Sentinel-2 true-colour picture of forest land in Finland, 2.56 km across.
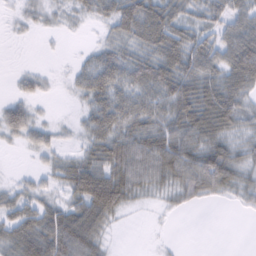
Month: February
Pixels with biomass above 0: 74%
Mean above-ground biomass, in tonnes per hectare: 46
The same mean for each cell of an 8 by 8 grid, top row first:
12 19 21 49 80 53 40 50
0 2 4 38 52 76 54 92
14 12 30 63 63 80 69 78
45 5 17 71 62 71 89 55
13 30 22 72 74 80 67 37
7 24 91 89 65 66 89 43
45 42 70 97 10 19 7 15
74 91 105 14 0 2 0 0
